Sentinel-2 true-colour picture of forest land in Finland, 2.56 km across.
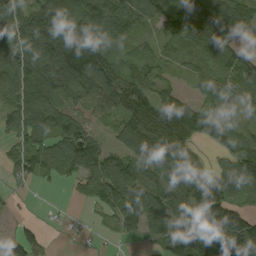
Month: September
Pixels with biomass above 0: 83%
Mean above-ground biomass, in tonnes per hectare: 77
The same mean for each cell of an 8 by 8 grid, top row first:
89 150 102 105 83 61 113 108
79 141 117 58 38 59 112 80
94 130 100 77 46 24 54 96
76 112 69 64 104 130 50 49
36 75 98 39 143 104 22 58
28 38 65 97 86 101 80 102
6 2 3 60 93 80 173 70
53 15 4 8 23 114 150 141
